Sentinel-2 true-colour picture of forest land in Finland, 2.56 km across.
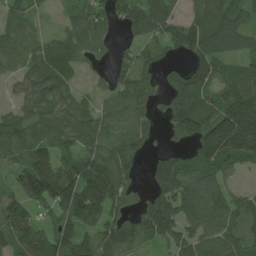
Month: June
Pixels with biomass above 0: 81%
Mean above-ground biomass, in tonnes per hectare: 99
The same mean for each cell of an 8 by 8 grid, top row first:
69 12 82 79 124 53 78 69
85 68 82 32 67 68 114 65
40 90 24 67 82 99 123 117
48 68 72 82 74 123 115 247
99 96 81 101 65 41 185 196
82 214 164 145 34 170 115 34
126 94 180 108 105 134 140 85
116 157 144 116 88 87 111 80
